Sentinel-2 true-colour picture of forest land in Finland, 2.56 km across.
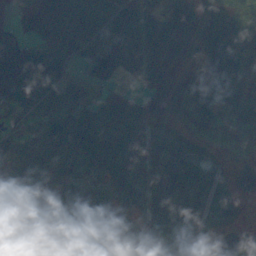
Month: October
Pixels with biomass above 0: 80%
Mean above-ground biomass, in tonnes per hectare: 66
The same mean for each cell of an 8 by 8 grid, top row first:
60 133 100 83 94 110 85 61
122 103 76 90 103 55 91 116
146 127 37 40 50 24 62 54
52 54 53 56 50 13 73 62
44 64 85 78 61 55 20 2
112 81 59 46 38 73 68 44
88 70 87 54 48 73 71 27
25 70 50 26 46 63 24 30
